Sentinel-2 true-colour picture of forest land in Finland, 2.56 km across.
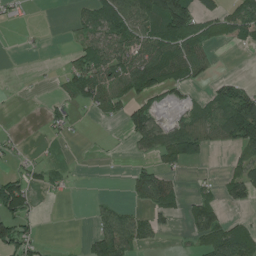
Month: July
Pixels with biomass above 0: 44%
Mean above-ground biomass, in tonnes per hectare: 43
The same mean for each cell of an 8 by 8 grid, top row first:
13 0 38 94 83 144 49 73
0 2 42 83 83 77 43 20
2 2 79 67 84 54 23 23
2 20 11 27 75 16 60 133
17 8 3 3 46 74 43 82
44 31 2 1 59 27 8 58
107 0 0 35 36 40 68 27
99 4 7 89 41 3 70 81
